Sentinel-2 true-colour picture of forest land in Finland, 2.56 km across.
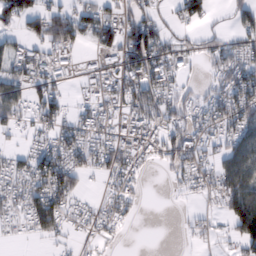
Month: February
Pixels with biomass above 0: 61%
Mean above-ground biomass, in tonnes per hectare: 50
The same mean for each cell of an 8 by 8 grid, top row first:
79 94 62 42 53 34 36 48
38 56 37 66 130 39 33 47
60 51 11 40 97 38 20 80
58 66 32 36 82 55 50 83
12 39 71 52 59 81 48 82
47 98 57 48 18 28 48 124
35 104 27 41 7 4 16 129
8 24 15 18 0 1 16 74
